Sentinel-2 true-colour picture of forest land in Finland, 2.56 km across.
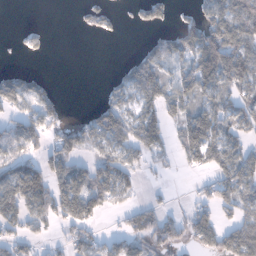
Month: January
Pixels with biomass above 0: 56%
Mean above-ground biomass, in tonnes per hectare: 60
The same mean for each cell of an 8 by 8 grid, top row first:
0 0 15 23 45 20 83 104
5 12 0 0 37 86 151 125
65 18 0 19 108 77 99 97
53 65 6 95 75 69 89 64
74 52 77 63 97 54 134 53
106 93 64 91 22 8 40 100
92 74 120 45 43 15 54 74
53 22 68 38 61 56 72 141
